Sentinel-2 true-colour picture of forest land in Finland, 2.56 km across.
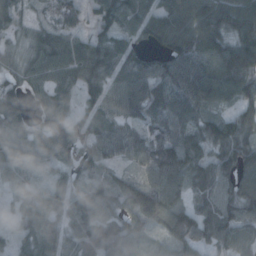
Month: October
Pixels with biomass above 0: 90%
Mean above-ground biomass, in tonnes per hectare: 87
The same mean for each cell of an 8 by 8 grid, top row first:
74 49 69 108 87 106 120 105
62 114 83 98 55 103 112 113
75 90 109 91 102 114 125 101
127 80 70 66 102 96 65 77
101 91 68 94 83 102 92 122
52 36 55 48 60 110 94 97
42 88 72 62 144 112 89 95
46 85 93 105 56 103 69 68
